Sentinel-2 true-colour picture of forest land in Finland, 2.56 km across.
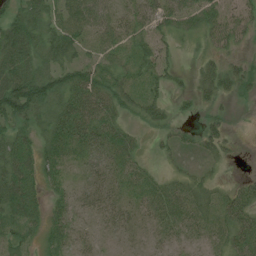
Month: July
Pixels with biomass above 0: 76%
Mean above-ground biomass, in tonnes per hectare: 32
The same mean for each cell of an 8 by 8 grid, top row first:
39 44 71 41 37 48 45 31
68 36 38 47 34 15 19 16
77 50 50 42 33 13 32 35
56 30 55 39 33 13 16 1
50 31 38 41 8 20 28 5
65 28 13 24 22 17 16 9
59 31 17 25 21 37 30 45
38 22 15 8 6 15 19 40
